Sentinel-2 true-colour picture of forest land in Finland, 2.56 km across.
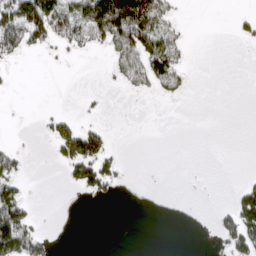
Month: March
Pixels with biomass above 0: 24%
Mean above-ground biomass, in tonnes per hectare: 35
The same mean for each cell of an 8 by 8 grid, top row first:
149 153 93 200 164 33 0 16
59 39 42 71 128 73 0 3
3 0 0 18 67 61 0 0
1 12 11 0 0 0 0 0
11 20 137 20 0 0 0 0
61 0 74 51 0 0 0 5
96 0 0 0 0 0 1 85
154 24 0 0 0 0 2 96
